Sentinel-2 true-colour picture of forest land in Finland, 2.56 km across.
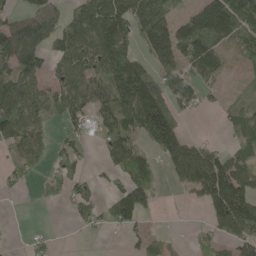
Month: May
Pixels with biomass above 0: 61%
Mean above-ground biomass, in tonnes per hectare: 78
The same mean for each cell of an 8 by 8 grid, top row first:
62 111 101 196 113 55 185 146
147 90 131 161 57 145 100 52
134 68 107 135 152 125 56 11
181 78 72 95 205 66 14 39
77 39 36 61 51 140 42 33
36 31 37 24 78 75 175 109
1 3 49 60 69 4 64 140
3 15 2 1 44 14 44 66
